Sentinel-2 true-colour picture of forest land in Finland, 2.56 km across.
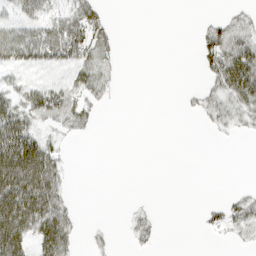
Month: March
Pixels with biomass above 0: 38%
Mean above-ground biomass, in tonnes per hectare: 22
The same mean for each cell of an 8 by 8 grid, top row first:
25 29 39 6 0 0 5 15
56 52 46 18 0 0 38 50
14 17 31 13 0 0 21 90
44 45 29 2 0 1 21 33
79 30 2 0 0 0 1 1
88 67 0 0 0 0 0 0
86 66 4 0 6 0 12 26
66 66 10 7 15 0 2 8
